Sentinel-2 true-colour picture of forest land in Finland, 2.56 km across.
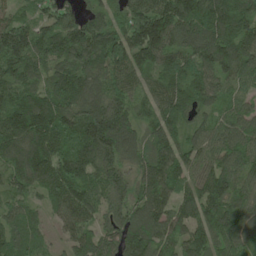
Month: May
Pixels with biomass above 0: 96%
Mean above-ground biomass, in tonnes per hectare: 133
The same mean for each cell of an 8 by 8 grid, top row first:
84 99 95 98 163 179 194 161
185 154 167 174 172 114 173 141
142 127 140 125 84 137 116 97
203 200 136 175 75 123 78 105
173 185 153 198 107 121 114 132
119 144 145 133 132 123 133 112
84 68 143 105 151 98 144 121
126 46 107 121 175 106 147 108
